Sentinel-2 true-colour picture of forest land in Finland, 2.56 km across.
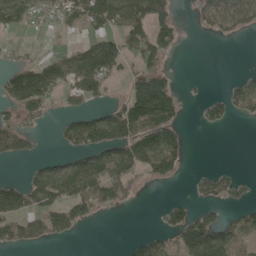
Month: May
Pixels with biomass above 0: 45%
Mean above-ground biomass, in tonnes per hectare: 61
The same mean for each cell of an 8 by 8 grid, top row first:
69 39 71 116 141 50 57 86
16 9 47 84 110 37 0 0
94 114 101 48 113 31 3 26
54 27 54 60 189 86 39 38
78 2 81 128 149 77 0 0
9 82 104 107 58 43 39 20
116 87 86 40 0 49 43 37
77 40 5 0 41 70 162 74
